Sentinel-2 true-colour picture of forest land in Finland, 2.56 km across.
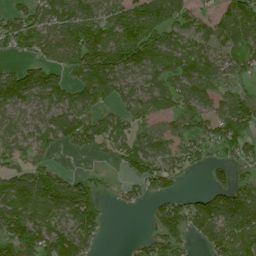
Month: July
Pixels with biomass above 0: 75%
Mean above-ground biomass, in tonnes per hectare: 81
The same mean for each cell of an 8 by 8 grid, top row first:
56 88 131 94 119 90 32 132
52 74 134 122 109 73 69 100
95 84 72 112 77 74 81 53
63 78 88 46 73 83 74 137
66 57 57 53 64 72 79 87
91 92 33 10 64 51 25 33
114 112 158 11 20 77 121 167
140 119 116 1 37 78 91 141
